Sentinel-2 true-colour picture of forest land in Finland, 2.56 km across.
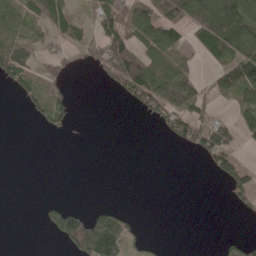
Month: May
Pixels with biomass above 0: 39%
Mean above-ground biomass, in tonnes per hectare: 43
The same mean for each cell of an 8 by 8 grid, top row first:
57 73 20 58 94 97 121 133
72 31 35 110 70 74 58 107
56 49 1 62 120 104 25 120
2 53 0 0 46 85 35 64
0 0 0 0 0 27 103 33
0 0 0 0 0 0 13 75
0 41 33 38 0 0 0 20
0 10 155 126 21 0 0 25
